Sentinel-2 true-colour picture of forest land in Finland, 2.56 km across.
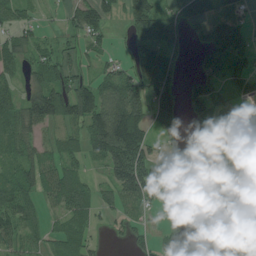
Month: July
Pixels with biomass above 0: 60%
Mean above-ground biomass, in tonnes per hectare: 66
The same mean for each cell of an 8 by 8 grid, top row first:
45 12 90 44 125 54 60 37
69 43 53 26 81 55 105 83
40 103 89 77 112 51 101 72
93 154 150 171 100 100 79 15
76 46 62 209 117 26 29 15
88 74 51 105 130 14 6 8
95 35 65 43 27 15 0 66
61 54 71 11 31 17 0 74
